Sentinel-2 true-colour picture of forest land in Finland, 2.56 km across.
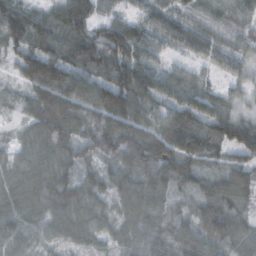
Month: October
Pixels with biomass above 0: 95%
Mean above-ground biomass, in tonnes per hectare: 89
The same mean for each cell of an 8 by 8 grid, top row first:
105 68 106 48 64 65 66 74
85 110 131 140 84 47 78 66
41 171 121 144 102 70 32 41
25 126 105 177 84 92 87 39
31 91 108 131 150 133 107 119
49 60 66 77 119 131 73 102
69 79 109 59 116 47 110 82
74 54 57 53 122 98 107 91
